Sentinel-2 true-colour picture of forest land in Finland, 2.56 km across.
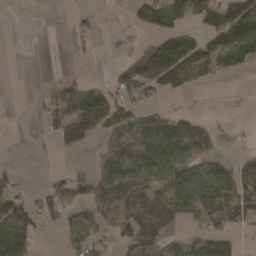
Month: March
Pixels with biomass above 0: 52%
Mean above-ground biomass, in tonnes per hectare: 56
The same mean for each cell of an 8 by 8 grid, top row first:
4 1 15 1 84 110 74 119
0 4 16 8 57 141 60 115
0 9 27 33 162 91 26 5
0 43 141 91 47 32 5 3
0 7 77 54 109 117 65 7
21 16 27 112 81 88 92 77
85 46 50 91 115 55 92 95
152 3 45 35 114 35 72 16
